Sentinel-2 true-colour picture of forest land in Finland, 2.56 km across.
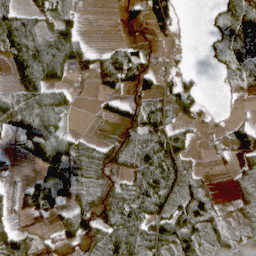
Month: April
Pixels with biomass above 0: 61%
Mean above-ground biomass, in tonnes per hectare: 46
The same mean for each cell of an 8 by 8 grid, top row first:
79 38 16 0 52 51 8 41
89 97 55 26 15 17 14 37
36 81 14 49 58 47 1 63
74 90 4 34 65 29 13 3
12 104 34 44 71 55 6 60
13 58 49 52 67 53 10 29
49 69 57 88 65 60 53 22
92 19 72 73 71 80 34 18
